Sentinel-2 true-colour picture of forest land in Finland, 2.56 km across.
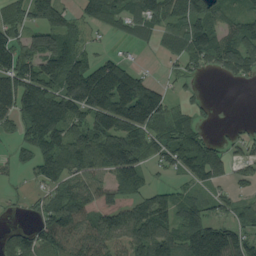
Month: August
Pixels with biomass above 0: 74%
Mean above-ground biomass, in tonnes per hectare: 91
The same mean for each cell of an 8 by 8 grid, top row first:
67 87 47 76 90 86 98 61
116 138 62 10 10 54 130 125
156 129 165 195 83 28 8 37
115 170 111 177 199 63 25 0
42 104 106 155 103 117 88 42
13 68 81 84 58 35 100 38
9 73 127 152 110 99 69 64
68 123 119 85 122 103 211 111
